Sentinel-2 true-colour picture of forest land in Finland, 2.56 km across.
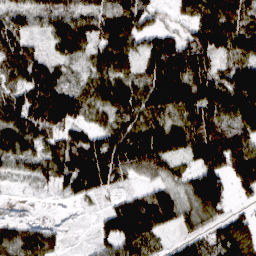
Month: March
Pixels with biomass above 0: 89%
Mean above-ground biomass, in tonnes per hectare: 101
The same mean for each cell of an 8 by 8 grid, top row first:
79 79 89 119 95 39 117 98
121 45 81 130 64 82 140 111
84 146 44 117 105 161 129 139
146 207 111 102 127 136 145 135
112 85 104 125 139 117 152 112
50 84 159 106 51 62 154 126
8 3 16 71 145 130 127 27
105 84 9 96 127 50 79 140
